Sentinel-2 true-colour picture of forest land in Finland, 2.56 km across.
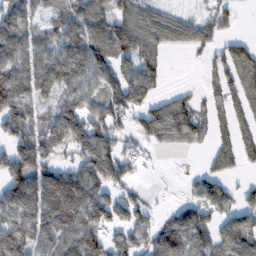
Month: February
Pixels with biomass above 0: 72%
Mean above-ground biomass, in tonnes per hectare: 77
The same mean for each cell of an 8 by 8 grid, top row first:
87 46 96 98 69 45 47 15
92 89 118 134 91 35 56 72
115 101 60 72 108 2 32 93
113 66 95 101 91 114 38 49
100 111 113 92 44 43 37 62
130 111 109 102 13 1 65 26
104 129 120 93 56 47 52 38
103 84 117 63 60 116 76 101
